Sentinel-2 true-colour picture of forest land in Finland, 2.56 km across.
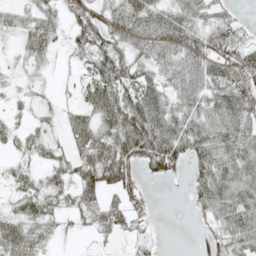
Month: May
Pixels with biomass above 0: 75%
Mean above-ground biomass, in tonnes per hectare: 43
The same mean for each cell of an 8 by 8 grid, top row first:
28 40 42 44 66 55 42 14
16 39 31 51 46 56 47 39
12 9 23 68 52 43 39 51
13 22 39 68 88 56 58 65
21 35 46 63 91 79 78 69
21 24 46 64 30 22 64 65
26 36 39 44 27 0 53 78
58 30 2 17 31 0 35 63
